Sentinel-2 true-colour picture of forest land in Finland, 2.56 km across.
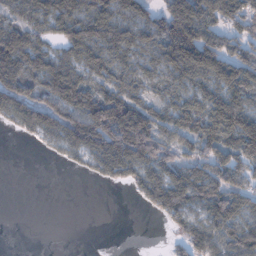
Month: January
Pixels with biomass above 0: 71%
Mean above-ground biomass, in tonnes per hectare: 77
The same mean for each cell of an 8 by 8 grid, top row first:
53 77 83 95 73 127 100 101
116 53 108 101 73 146 149 85
114 104 88 86 73 73 93 123
92 120 124 162 97 91 115 123
3 29 108 156 173 87 79 134
0 0 10 67 94 81 89 76
0 0 0 0 28 108 89 81
0 0 0 0 0 32 94 95
